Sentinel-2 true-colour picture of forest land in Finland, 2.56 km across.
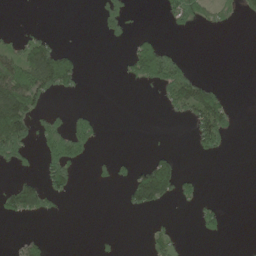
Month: June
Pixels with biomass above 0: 24%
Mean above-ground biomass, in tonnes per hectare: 32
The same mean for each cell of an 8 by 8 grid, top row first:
0 0 0 50 2 45 30 18
39 72 8 4 72 14 0 0
104 105 30 1 66 103 26 0
136 37 22 0 0 29 126 5
109 89 87 0 1 1 56 0
24 59 10 21 91 80 1 0
83 38 0 0 55 10 22 0
9 14 0 7 9 32 11 0
